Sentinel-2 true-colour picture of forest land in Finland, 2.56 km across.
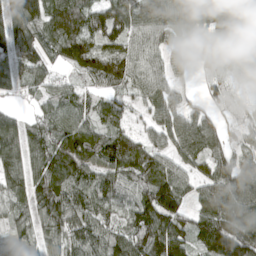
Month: April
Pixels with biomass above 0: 90%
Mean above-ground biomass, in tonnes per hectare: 95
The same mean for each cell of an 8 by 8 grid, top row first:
120 106 125 128 125 120 117 140
112 83 132 96 113 71 62 127
84 65 48 114 99 66 46 44
33 63 77 69 58 99 66 43
109 90 133 101 81 101 125 47
94 125 99 84 91 96 89 125
66 110 95 69 112 112 117 161
48 79 82 81 126 116 116 151
